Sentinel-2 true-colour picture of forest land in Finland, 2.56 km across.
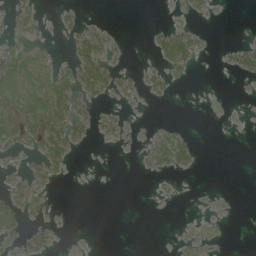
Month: June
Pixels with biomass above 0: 28%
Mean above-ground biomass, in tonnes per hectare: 18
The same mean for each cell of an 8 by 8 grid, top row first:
24 2 11 0 0 5 9 0
34 14 42 21 1 58 5 16
129 77 61 38 19 12 0 6
89 128 29 8 1 0 0 0
58 62 12 6 4 31 0 0
13 29 0 0 1 6 0 0
43 15 0 0 0 0 0 0
18 18 0 0 0 1 2 0
